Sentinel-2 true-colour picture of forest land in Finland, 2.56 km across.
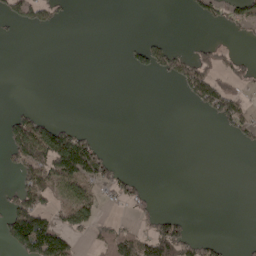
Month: May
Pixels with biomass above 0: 25%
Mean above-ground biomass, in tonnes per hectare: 33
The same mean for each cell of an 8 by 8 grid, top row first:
37 35 0 0 0 0 29 52
0 0 0 0 42 25 28 7
0 0 0 0 1 40 74 41
33 5 0 0 0 0 34 62
102 154 107 3 0 0 0 15
36 115 114 50 6 0 0 0
81 51 89 12 27 0 0 0
109 162 15 109 95 115 28 4
